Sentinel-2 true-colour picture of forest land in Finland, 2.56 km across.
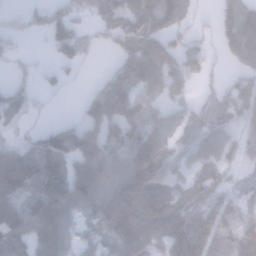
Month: January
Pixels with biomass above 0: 75%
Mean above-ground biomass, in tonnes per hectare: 77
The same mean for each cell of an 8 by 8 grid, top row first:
25 72 50 82 103 106 14 150
22 30 64 40 93 79 43 147
37 32 20 82 90 78 26 66
62 15 42 118 56 63 70 75
37 83 125 84 91 57 81 59
136 109 92 96 135 55 62 25
122 120 80 123 113 95 82 50
112 96 57 91 96 130 116 73
